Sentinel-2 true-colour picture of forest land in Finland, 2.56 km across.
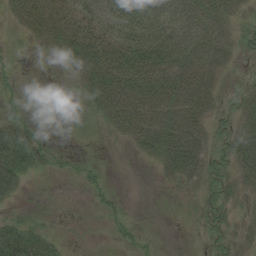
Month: August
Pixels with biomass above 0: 57%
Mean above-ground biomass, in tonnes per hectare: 27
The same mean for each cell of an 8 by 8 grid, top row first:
20 47 45 43 62 49 53 12
5 16 63 59 72 66 59 14
8 0 22 64 76 67 44 7
13 0 1 43 61 62 25 22
58 10 0 3 36 67 25 43
44 6 8 2 0 27 22 31
5 0 0 9 0 2 18 14
49 22 1 6 10 0 9 16
